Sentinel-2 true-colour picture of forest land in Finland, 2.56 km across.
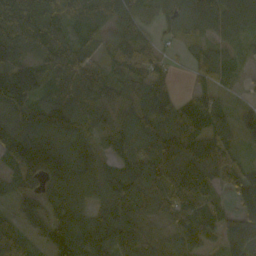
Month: October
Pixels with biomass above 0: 90%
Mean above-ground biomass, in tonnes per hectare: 101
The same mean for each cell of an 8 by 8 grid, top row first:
107 112 78 74 62 81 113 98
109 97 70 75 69 18 56 39
188 109 113 93 92 27 49 32
117 132 120 110 110 100 93 62
163 140 105 85 113 154 147 56
99 129 123 95 128 165 133 94
81 116 87 120 84 101 73 116
78 128 130 181 104 94 55 148
